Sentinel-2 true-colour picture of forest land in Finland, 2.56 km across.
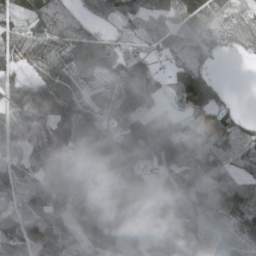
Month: April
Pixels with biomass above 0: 89%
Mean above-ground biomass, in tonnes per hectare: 91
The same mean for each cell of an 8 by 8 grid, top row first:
44 85 52 78 78 107 90 49
72 90 101 57 54 71 71 39
53 91 75 78 105 90 95 0
69 72 129 122 145 50 126 28
63 70 95 103 192 173 109 81
68 83 97 108 57 127 100 61
75 140 140 140 118 137 132 64
95 236 108 94 46 74 78 67
